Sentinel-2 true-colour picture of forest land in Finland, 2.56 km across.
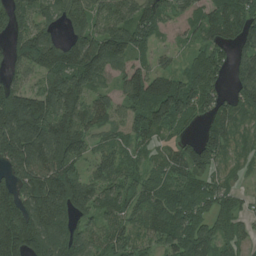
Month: July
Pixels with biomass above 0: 88%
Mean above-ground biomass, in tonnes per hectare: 103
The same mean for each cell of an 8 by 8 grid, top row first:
99 55 92 96 133 47 83 130
91 131 119 137 62 24 85 80
70 107 139 59 139 85 127 89
204 162 124 78 120 124 67 69
236 210 92 70 63 58 121 41
116 168 102 103 69 84 86 27
147 164 107 84 88 107 82 44
200 156 119 87 73 118 112 57
